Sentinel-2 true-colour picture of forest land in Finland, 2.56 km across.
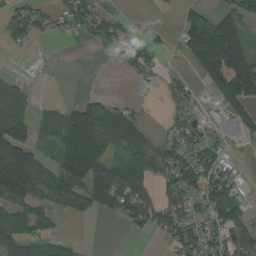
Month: August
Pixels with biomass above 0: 55%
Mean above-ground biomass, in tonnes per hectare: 65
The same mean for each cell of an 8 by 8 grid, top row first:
68 50 73 37 1 20 61 93
18 1 4 72 60 22 208 159
20 2 0 0 30 25 86 257
68 31 91 72 13 26 20 83
160 32 198 71 69 62 46 10
210 89 154 105 51 90 88 25
74 50 53 61 82 72 80 67
79 62 12 0 5 75 74 102
